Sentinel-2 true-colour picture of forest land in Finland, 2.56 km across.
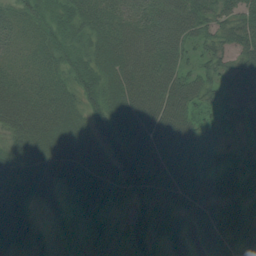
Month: August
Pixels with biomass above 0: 93%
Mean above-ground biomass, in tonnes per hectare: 55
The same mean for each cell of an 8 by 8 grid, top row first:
36 43 63 51 52 67 60 57
26 46 47 78 70 65 37 51
38 39 57 68 78 67 43 50
64 67 54 78 80 83 25 37
48 79 70 70 83 92 60 26
61 64 67 69 85 74 66 51
65 23 37 42 48 51 68 51
48 10 19 27 46 39 45 56
